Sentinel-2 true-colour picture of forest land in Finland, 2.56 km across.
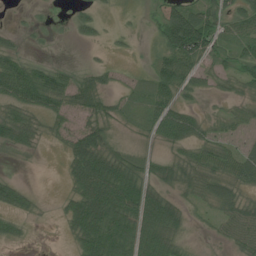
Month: July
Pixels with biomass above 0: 65%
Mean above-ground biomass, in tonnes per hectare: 38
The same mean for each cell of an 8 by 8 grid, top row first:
2 3 23 5 6 80 58 63
23 3 4 8 3 85 67 48
73 58 29 16 17 74 21 30
38 41 40 31 27 59 10 19
37 10 58 33 11 37 39 21
8 0 64 84 45 37 49 51
31 2 73 102 91 41 21 71
17 0 47 85 71 35 7 72
